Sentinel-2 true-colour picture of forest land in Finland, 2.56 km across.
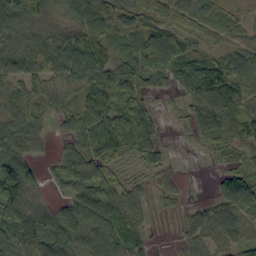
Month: September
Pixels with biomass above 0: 85%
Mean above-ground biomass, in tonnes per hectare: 70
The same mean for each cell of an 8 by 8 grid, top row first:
102 68 81 79 88 59 72 41
71 78 112 66 89 88 35 46
55 64 76 85 72 67 133 110
78 51 70 96 75 9 98 81
94 28 64 95 75 4 46 65
125 24 76 49 18 16 5 72
106 56 103 118 46 15 51 107
75 95 101 134 49 10 72 64
